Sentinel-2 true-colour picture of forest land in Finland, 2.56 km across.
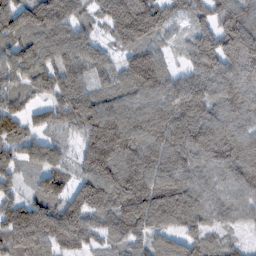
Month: February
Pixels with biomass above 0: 92%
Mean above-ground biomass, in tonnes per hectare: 107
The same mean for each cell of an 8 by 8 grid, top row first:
114 131 68 121 145 62 95 109
116 106 108 61 99 36 142 180
94 106 101 75 148 66 108 114
105 98 143 134 114 123 105 97
107 75 75 175 128 122 133 100
53 114 81 140 115 105 79 96
120 128 150 133 145 149 87 71
148 136 105 68 77 87 79 28
